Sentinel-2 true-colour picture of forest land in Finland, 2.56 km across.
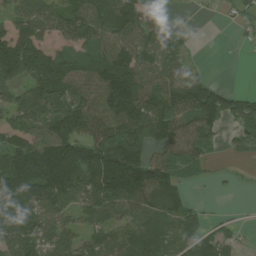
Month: July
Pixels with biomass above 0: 78%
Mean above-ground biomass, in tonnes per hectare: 99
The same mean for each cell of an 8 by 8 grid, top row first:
103 94 111 122 152 37 6 38
161 89 75 105 118 64 0 8
106 139 92 165 119 94 54 0
109 124 142 123 157 137 153 94
96 161 130 179 119 118 56 39
192 205 142 203 162 80 18 5
169 113 82 102 116 97 12 4
124 95 73 74 78 68 97 28
